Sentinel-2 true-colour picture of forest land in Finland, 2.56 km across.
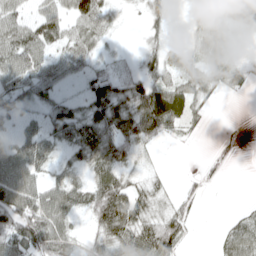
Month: April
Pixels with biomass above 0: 71%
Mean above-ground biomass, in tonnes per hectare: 45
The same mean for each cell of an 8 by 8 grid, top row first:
52 59 77 26 23 7 50 102
83 56 56 8 23 27 49 14
61 58 29 53 51 43 34 22
40 42 36 58 82 61 12 0
54 50 65 66 30 5 3 8
83 31 25 61 17 2 12 0
118 91 48 113 46 26 1 9
105 98 26 73 79 65 0 68
